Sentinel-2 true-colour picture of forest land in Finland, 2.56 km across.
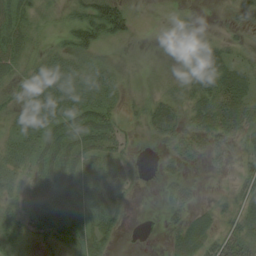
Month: August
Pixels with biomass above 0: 69%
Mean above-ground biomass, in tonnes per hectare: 23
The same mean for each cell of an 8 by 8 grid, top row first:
34 9 33 75 0 5 1 17
35 13 45 7 0 7 25 14
22 35 30 21 2 19 38 31
22 33 33 21 15 28 36 40
22 30 29 30 6 28 34 22
22 31 31 36 8 24 6 20
19 33 35 28 0 28 13 28
20 20 27 14 0 24 29 36
